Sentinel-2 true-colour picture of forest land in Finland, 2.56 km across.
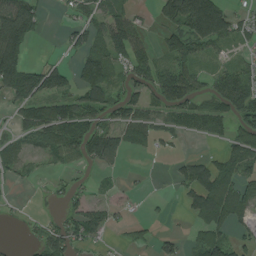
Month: August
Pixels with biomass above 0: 57%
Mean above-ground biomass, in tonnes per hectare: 56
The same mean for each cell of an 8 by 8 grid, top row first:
146 14 36 84 14 107 223 37
123 1 54 82 56 85 57 22
126 93 73 59 61 103 38 80
42 81 90 60 65 63 78 85
27 54 94 75 39 13 17 93
24 11 11 14 4 24 87 69
5 5 52 34 6 5 122 66
2 73 49 10 20 24 83 32
